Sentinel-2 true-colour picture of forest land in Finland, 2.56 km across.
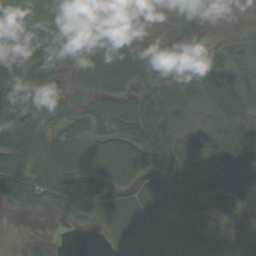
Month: September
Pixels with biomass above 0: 81%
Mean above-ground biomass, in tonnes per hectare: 47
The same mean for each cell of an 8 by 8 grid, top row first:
58 47 16 37 31 18 3 9
66 66 46 69 38 13 12 26
83 64 32 62 52 19 42 43
80 59 37 59 95 53 40 51
70 53 64 72 90 65 48 57
77 74 69 65 65 67 43 68
25 34 52 66 81 65 28 45
2 13 2 26 25 36 33 32
